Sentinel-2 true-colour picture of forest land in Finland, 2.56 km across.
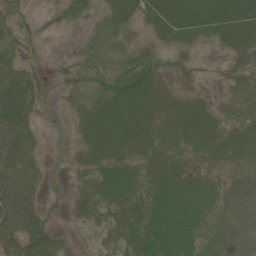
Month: June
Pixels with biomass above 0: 82%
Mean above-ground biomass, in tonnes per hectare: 38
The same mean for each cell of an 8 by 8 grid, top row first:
22 18 30 28 34 50 51 60
31 12 18 8 18 28 17 39
50 10 21 27 58 21 8 26
60 6 25 62 51 35 33 25
59 6 29 50 36 28 34 46
62 16 24 64 44 46 32 33
79 23 31 56 72 64 49 67
59 51 8 40 86 85 43 62
